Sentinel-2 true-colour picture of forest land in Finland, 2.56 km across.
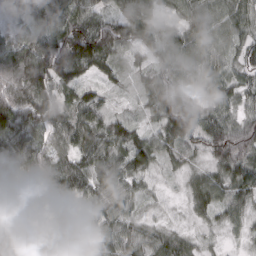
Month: March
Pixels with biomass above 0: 92%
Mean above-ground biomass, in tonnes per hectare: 67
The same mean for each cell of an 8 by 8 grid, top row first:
29 90 89 60 122 41 78 75
78 128 178 98 86 74 63 57
126 143 67 32 37 71 43 49
137 123 84 37 31 127 55 48
80 69 83 78 77 68 73 115
44 94 89 73 53 18 52 79
10 24 22 57 21 11 67 50
17 32 39 76 55 52 13 14
